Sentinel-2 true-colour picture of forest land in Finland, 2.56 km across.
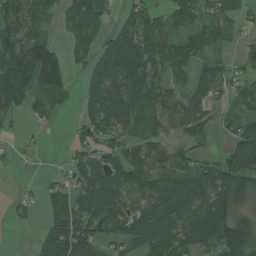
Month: July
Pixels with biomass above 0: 71%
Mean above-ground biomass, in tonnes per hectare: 79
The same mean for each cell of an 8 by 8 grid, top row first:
121 59 123 47 75 61 69 44
144 113 48 82 93 80 71 36
158 138 29 105 112 49 69 52
57 49 48 103 64 85 43 48
15 7 62 69 74 48 25 130
4 12 71 105 92 99 107 176
27 51 100 96 79 109 139 82
0 116 130 56 95 98 115 173
